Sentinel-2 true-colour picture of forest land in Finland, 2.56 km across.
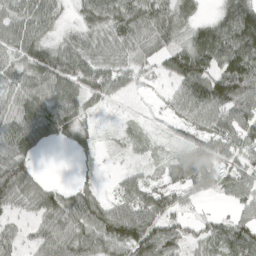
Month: April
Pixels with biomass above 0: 80%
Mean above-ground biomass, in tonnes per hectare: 58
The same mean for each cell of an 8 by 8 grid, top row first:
68 59 30 76 72 68 20 135
68 58 62 53 32 49 107 136
52 81 76 51 21 53 109 135
68 107 54 7 4 30 83 85
80 31 30 10 20 16 45 71
86 7 12 9 23 43 70 54
40 70 79 58 79 43 3 37
41 69 73 98 110 67 60 93
